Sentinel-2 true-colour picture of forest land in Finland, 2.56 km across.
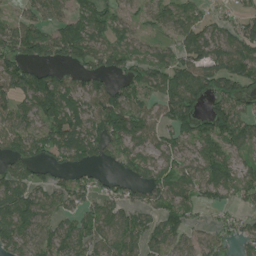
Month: July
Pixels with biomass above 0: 77%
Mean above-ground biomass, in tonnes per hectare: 72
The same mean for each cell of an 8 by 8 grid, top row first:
40 63 69 54 46 68 36 44
105 93 105 59 35 60 80 94
93 79 51 51 83 115 99 102
79 124 82 122 67 112 68 70
76 99 102 79 63 59 84 72
88 43 42 25 52 69 77 64
127 59 55 66 58 80 38 36
80 67 64 80 80 64 48 51
